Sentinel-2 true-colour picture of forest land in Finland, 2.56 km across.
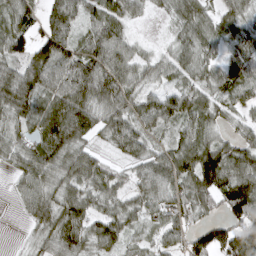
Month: April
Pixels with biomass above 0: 87%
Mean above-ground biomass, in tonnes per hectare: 65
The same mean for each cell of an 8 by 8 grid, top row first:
49 66 57 70 21 49 54 53
75 100 56 89 19 44 51 49
91 94 102 93 48 37 51 81
77 84 100 74 69 80 64 41
43 86 57 38 55 60 80 59
34 67 83 50 51 90 128 110
12 79 77 50 50 66 50 114
2 61 87 68 36 45 85 118
